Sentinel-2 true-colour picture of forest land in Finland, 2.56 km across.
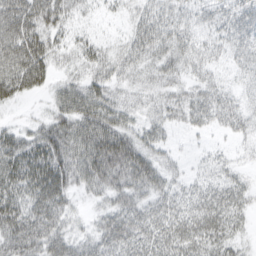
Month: March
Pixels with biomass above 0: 84%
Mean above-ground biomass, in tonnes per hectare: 39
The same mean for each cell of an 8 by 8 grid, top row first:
71 55 17 8 35 33 23 40
69 47 25 17 49 39 28 39
65 32 29 33 22 28 28 21
5 20 56 47 20 30 43 36
41 51 62 84 39 9 7 13
50 67 50 65 58 22 23 23
48 64 10 38 43 41 55 40
51 55 31 59 51 53 49 22
